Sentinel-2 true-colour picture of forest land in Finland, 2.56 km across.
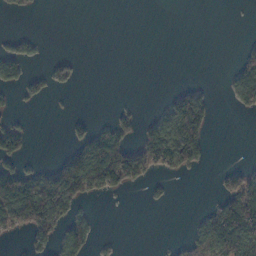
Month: November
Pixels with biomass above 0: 28%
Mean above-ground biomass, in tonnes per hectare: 37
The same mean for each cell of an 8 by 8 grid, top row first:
8 0 0 0 0 0 0 0
34 3 0 0 0 0 0 13
44 37 9 0 0 1 2 53
13 2 3 15 7 103 57 10
78 0 54 127 84 130 38 0
106 86 149 132 54 18 0 68
148 141 28 1 4 2 20 106
13 53 81 7 0 7 77 113
